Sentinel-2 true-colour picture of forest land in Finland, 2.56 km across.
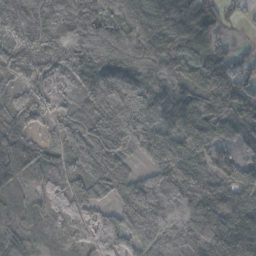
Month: October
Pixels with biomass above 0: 93%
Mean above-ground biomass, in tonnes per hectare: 74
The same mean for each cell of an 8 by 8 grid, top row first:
95 89 109 76 88 96 68 22
57 75 106 101 96 87 69 22
51 66 75 91 85 93 70 53
81 56 34 81 59 99 96 46
79 52 62 83 58 75 70 45
57 35 53 76 39 128 104 83
31 48 69 52 84 104 127 106
72 20 64 118 70 95 116 103
